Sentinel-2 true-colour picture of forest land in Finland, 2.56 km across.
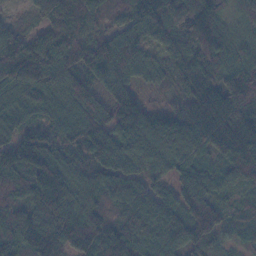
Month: November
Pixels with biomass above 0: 98%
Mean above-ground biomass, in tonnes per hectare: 110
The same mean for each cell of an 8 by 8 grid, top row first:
19 97 118 57 142 138 117 63
132 151 138 139 75 136 171 81
135 116 111 141 51 58 138 129
77 84 110 102 86 52 161 119
130 96 94 131 113 115 113 188
101 149 73 103 78 86 76 106
109 157 124 78 119 106 160 42
128 125 178 152 132 110 103 43
